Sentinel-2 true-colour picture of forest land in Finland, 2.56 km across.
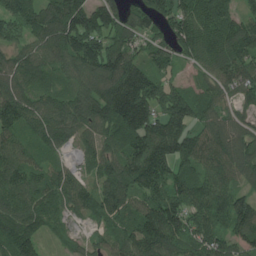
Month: July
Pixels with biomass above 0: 93%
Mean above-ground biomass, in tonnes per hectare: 125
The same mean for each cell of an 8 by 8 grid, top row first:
127 149 176 136 114 148 140 91
98 128 174 146 93 116 127 132
125 74 103 200 176 59 86 148
142 136 137 182 212 210 78 68
85 88 72 109 192 200 120 117
114 98 66 141 182 131 114 94
123 103 85 137 122 148 142 138
143 38 43 74 193 125 135 103
